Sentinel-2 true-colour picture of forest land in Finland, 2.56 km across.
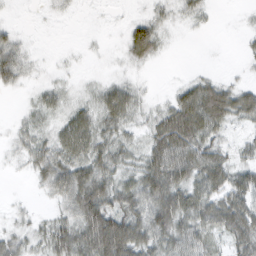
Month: February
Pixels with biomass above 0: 72%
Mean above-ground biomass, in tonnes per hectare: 34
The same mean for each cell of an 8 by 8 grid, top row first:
3 6 3 3 23 23 10 6
35 2 4 8 51 4 1 5
31 16 11 19 11 7 26 13
6 24 34 46 22 60 81 49
22 36 54 39 30 71 46 21
4 47 63 43 55 63 58 46
10 9 69 61 57 68 51 63
32 36 61 102 59 53 33 44
